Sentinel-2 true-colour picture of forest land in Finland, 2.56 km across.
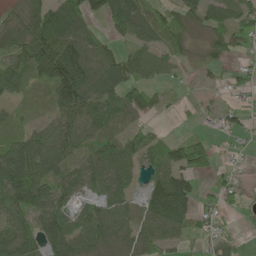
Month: May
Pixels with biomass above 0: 75%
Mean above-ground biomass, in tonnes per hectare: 60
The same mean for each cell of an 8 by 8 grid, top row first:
29 95 89 69 65 55 48 63
71 139 111 40 66 39 39 36
61 86 134 93 59 23 15 34
19 26 86 85 61 10 16 40
56 67 52 84 50 50 50 15
116 76 56 76 42 111 32 19
77 77 38 60 74 153 28 23
91 78 76 60 64 42 35 22
